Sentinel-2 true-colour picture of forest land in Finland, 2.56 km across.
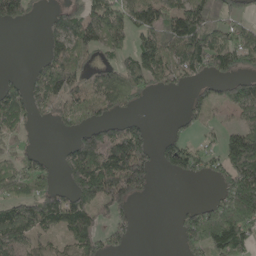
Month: May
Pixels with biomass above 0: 59%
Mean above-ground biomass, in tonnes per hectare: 96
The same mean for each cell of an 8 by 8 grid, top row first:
135 32 108 127 118 157 140 71
0 77 143 89 110 140 166 141
20 134 79 99 139 84 68 83
109 62 97 63 12 10 48 80
39 0 89 171 129 74 22 191
78 59 141 220 146 38 47 233
79 125 128 121 1 15 84 252
93 44 137 79 0 31 168 136
